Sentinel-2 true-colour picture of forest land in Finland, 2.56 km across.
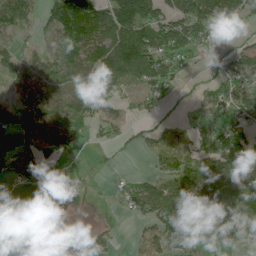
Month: June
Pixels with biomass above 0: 63%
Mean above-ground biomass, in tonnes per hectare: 56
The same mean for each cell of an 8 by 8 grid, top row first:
72 50 148 107 100 79 123 95
23 30 97 127 113 85 59 44
37 35 40 75 77 44 17 69
50 13 52 24 32 9 28 68
52 36 34 24 24 37 53 92
49 25 5 9 30 93 88 61
46 12 0 4 65 122 145 138
20 21 11 24 35 81 85 65
